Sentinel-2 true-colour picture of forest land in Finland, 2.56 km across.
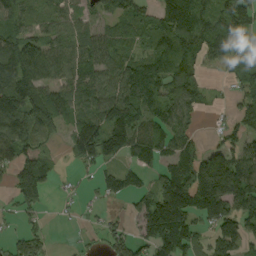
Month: September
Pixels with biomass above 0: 74%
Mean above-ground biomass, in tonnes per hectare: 98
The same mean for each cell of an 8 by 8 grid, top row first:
101 56 62 88 75 154 90 153
154 97 89 88 64 117 75 41
189 109 94 101 161 133 20 53
172 133 95 154 107 87 19 90
125 33 146 136 108 98 37 70
115 98 16 66 60 178 230 173
54 21 16 13 97 224 194 96
65 45 8 71 82 195 76 103
